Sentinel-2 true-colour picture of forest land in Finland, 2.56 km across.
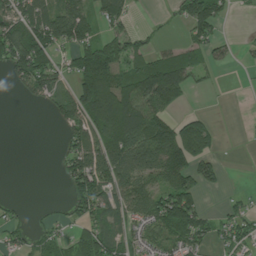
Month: July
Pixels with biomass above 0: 57%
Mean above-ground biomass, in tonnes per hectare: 73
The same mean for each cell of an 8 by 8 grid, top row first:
77 97 105 92 2 31 150 6
143 106 102 109 40 41 67 10
58 81 108 120 141 138 18 1
0 19 126 190 155 49 16 0
0 0 102 135 177 227 87 1
0 0 122 109 104 132 60 0
17 8 68 83 82 185 24 39
35 46 67 70 60 84 50 83
